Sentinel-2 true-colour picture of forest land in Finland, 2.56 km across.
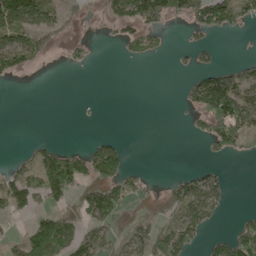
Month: May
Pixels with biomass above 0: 37%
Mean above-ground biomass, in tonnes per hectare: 51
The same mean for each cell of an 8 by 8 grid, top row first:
152 74 20 52 115 64 117 77
97 43 22 6 47 7 28 1
21 0 0 0 0 1 102 83
0 0 2 0 0 2 139 147
0 25 7 42 0 0 38 72
63 131 97 99 23 22 42 0
69 51 51 107 17 67 94 3
34 179 82 69 97 140 29 84
